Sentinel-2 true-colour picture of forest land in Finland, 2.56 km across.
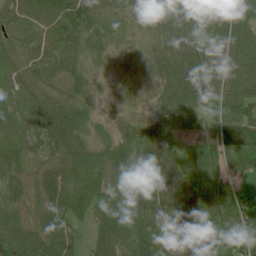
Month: July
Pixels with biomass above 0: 97%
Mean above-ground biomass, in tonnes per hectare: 70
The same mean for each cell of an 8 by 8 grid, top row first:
62 81 81 47 40 62 81 82
56 52 51 29 27 51 82 68
60 45 38 10 22 82 80 71
67 73 74 14 39 92 68 78
73 55 76 60 87 55 67 97
70 76 84 97 72 86 102 48
70 84 91 121 85 72 105 108
105 86 28 94 87 84 114 93
